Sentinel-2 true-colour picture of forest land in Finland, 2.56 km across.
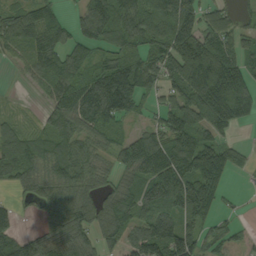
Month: September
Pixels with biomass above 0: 80%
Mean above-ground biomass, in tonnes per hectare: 104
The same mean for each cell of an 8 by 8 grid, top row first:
95 91 62 153 135 167 72 37
73 104 74 92 101 161 140 60
8 87 119 198 131 109 237 145
17 58 127 139 43 115 152 129
127 91 87 73 127 149 126 33
86 99 102 66 126 174 168 24
42 97 128 123 128 152 109 15
90 101 113 71 137 165 71 33
